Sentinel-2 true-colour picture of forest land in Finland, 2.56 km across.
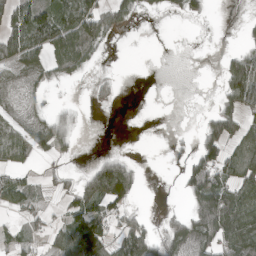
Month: April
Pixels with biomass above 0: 49%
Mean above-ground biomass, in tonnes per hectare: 44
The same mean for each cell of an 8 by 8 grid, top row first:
85 96 94 65 18 17 18 2
100 91 104 10 0 0 1 21
15 35 21 19 0 0 0 92
12 31 15 8 0 0 21 64
64 71 12 1 0 6 66 62
39 25 29 162 10 7 109 76
40 24 65 68 6 7 113 110
37 34 126 75 93 54 54 99
